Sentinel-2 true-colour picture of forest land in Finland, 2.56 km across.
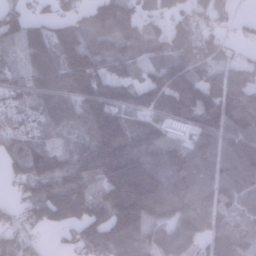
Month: January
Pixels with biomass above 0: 87%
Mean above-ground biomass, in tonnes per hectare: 128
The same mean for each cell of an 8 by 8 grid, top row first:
101 77 85 134 119 84 105 20
71 202 146 111 132 178 160 35
103 207 202 130 71 156 101 107
118 175 146 176 99 138 136 143
124 112 143 234 128 86 99 115
79 143 176 200 209 128 103 114
66 149 146 195 187 127 114 85
133 17 119 198 150 136 112 113
